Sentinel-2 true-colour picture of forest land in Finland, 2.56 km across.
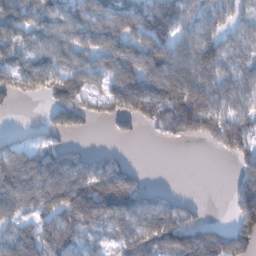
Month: January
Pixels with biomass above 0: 72%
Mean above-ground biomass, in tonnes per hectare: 93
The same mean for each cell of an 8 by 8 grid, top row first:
98 82 74 111 171 139 65 59
86 89 79 94 105 104 123 72
82 109 100 87 134 143 106 83
8 36 83 74 125 190 133 99
55 56 13 6 4 42 54 141
129 145 150 183 29 0 0 57
96 98 161 178 116 79 7 114
119 112 70 54 122 140 141 120
